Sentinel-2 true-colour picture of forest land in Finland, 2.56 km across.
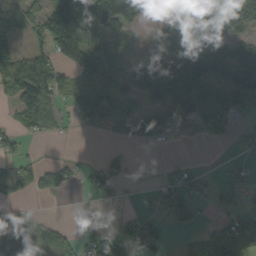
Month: September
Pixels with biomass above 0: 57%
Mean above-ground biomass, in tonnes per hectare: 50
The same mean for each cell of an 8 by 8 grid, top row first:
49 113 160 159 57 54 121 95
52 60 114 43 20 40 61 49
98 107 42 53 83 127 103 96
43 58 36 45 45 64 60 44
35 3 1 4 19 8 5 15
45 48 24 36 0 24 13 25
14 2 0 2 10 45 11 27
81 39 31 41 67 4 57 90
